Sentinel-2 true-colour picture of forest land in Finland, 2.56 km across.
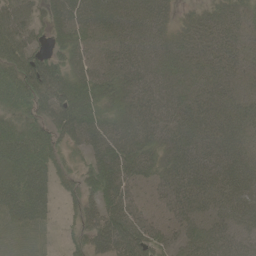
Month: June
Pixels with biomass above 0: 91%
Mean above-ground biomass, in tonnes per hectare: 54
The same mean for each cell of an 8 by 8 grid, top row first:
56 41 66 63 60 25 36 42
67 35 53 57 61 48 44 45
75 91 56 56 60 47 45 36
50 63 78 47 65 60 53 50
65 55 48 64 52 67 66 53
63 45 37 62 43 66 69 70
63 36 42 60 32 52 51 72
44 19 34 92 63 36 65 52
